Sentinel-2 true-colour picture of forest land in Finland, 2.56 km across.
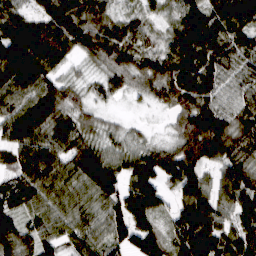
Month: March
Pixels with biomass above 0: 95%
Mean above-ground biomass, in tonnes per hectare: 89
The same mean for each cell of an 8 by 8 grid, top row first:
90 108 109 68 55 77 112 145
141 127 75 103 70 97 108 89
131 88 26 64 73 123 95 64
106 117 59 15 8 67 104 83
101 102 93 43 42 63 135 93
72 116 93 96 113 118 62 113
75 76 76 87 126 73 118 87
99 63 81 101 99 79 116 100
